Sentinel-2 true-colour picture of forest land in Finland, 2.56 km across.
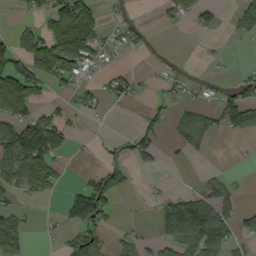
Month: September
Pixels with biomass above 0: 38%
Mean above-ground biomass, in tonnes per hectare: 42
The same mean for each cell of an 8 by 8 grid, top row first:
10 59 120 9 3 24 27 51
63 93 117 21 10 1 4 0
112 53 31 32 9 18 13 28
77 38 23 7 18 27 44 97
131 175 4 16 58 19 27 3
58 67 11 98 8 0 19 6
27 2 124 31 4 87 91 37
53 5 56 24 17 58 109 31
